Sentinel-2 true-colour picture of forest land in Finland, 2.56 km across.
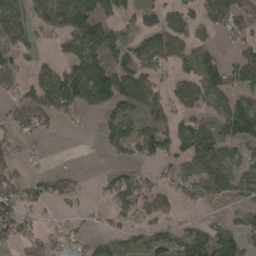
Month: April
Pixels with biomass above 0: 61%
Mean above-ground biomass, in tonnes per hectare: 58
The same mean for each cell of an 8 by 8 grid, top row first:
51 67 110 54 34 45 77 84
33 18 100 67 62 79 48 48
42 83 125 105 70 50 94 69
57 81 50 51 58 55 63 99
42 4 0 48 84 78 85 64
42 42 11 37 37 67 76 67
76 19 22 41 76 28 25 38
62 44 38 41 36 69 91 72
